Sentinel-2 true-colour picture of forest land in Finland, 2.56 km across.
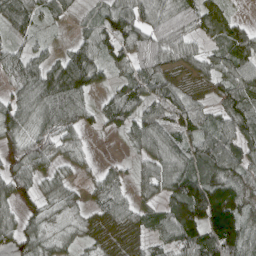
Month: April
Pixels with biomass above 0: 86%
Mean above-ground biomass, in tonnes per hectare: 71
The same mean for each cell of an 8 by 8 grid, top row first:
99 43 19 91 74 76 88 18
43 27 67 95 81 84 46 77
62 104 122 35 94 55 65 87
82 90 76 68 76 96 52 108
53 63 43 3 77 69 82 83
75 59 29 45 54 101 101 83
52 47 42 87 47 80 145 89
59 59 47 65 57 89 133 119
